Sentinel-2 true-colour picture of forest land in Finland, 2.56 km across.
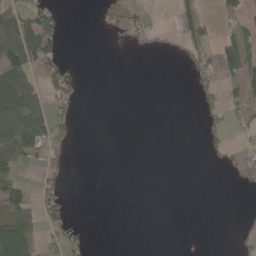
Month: May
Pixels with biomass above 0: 25%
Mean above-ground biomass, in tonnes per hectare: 21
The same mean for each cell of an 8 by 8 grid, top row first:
50 44 0 7 21 27 7 28
83 76 0 1 11 4 26 69
80 41 13 0 0 0 17 53
92 49 7 0 0 0 27 24
85 63 1 0 0 0 14 12
32 25 0 0 0 0 0 12
56 27 0 0 0 0 0 2
88 18 19 0 0 0 0 12
